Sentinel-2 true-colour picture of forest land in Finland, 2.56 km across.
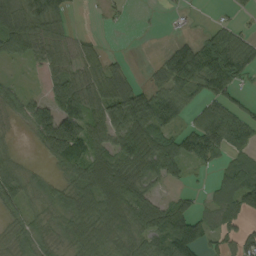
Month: September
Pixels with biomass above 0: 71%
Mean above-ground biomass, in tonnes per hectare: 59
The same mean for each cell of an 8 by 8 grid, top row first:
79 73 4 11 1 6 3 15
59 56 35 4 0 45 84 88
15 37 66 63 17 105 95 52
36 82 81 108 119 81 80 54
7 47 92 76 134 99 115 62
40 13 53 107 91 53 14 102
38 23 53 89 93 80 43 94
25 25 50 64 71 152 62 57
